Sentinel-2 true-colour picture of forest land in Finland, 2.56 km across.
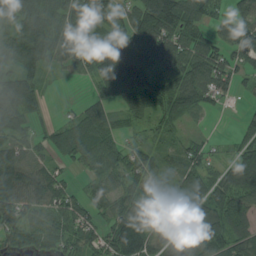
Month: August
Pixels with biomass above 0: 83%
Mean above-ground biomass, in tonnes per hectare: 81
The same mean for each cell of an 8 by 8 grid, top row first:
105 105 108 60 122 139 65 56
113 94 118 87 108 91 74 98
110 21 23 148 92 79 94 44
109 16 46 65 71 66 28 11
80 44 96 58 38 40 28 68
139 98 18 68 68 63 67 148
116 85 61 72 70 90 130 123
62 74 81 104 107 98 125 99
